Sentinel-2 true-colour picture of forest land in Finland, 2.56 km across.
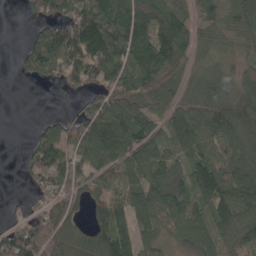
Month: April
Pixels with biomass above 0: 79%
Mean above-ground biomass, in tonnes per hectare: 101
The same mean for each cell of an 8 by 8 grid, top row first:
1 86 141 149 165 142 71 119
10 158 146 146 142 158 65 62
8 51 96 129 137 95 99 80
0 14 59 130 101 95 136 135
1 137 99 143 115 105 122 116
3 130 80 93 118 113 143 153
21 91 50 124 124 124 109 141
115 123 86 159 100 69 117 102
